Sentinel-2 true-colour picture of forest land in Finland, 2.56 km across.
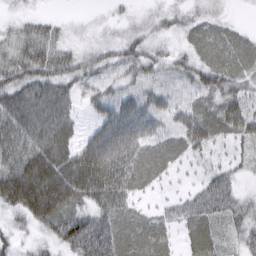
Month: March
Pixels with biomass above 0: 88%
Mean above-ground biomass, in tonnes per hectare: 44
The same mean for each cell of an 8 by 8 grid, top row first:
15 13 5 10 18 25 30 5
43 46 24 35 44 21 43 42
51 56 39 31 36 29 50 40
69 70 20 50 57 34 50 53
68 84 45 83 61 43 44 29
89 108 98 96 60 16 26 17
52 91 53 62 18 24 45 36
27 30 79 69 53 18 42 26
